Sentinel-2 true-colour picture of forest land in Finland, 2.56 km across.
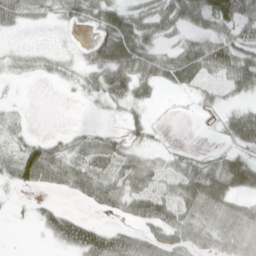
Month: April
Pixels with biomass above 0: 63%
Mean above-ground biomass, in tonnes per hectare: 34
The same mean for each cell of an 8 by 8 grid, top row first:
44 24 38 49 52 64 58 64
10 7 10 74 50 27 50 48
10 13 19 53 41 40 19 56
12 0 1 11 17 1 7 26
26 36 30 38 15 3 2 28
48 56 49 41 48 35 59 69
4 22 8 34 55 55 69 42
0 13 58 52 45 53 55 69
